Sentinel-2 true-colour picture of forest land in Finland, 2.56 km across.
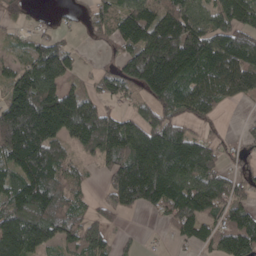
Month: April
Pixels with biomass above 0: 76%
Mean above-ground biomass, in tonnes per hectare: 118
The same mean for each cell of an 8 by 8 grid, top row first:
29 9 26 81 122 181 106 133
32 102 21 44 196 267 177 172
108 182 40 81 200 198 135 131
230 210 184 71 92 98 62 4
252 192 112 191 202 216 79 37
121 147 35 107 221 184 138 52
129 141 53 87 82 136 126 86
166 104 127 54 9 35 59 123
